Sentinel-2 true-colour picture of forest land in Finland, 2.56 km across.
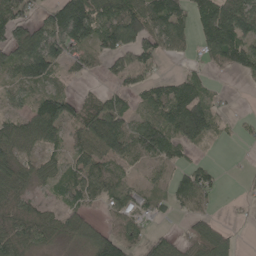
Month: May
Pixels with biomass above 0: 69%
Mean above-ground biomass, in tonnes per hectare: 69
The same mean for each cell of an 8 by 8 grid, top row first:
107 77 176 113 118 99 96 132
131 132 68 94 77 52 85 113
73 84 24 26 46 49 26 15
40 118 71 101 55 120 82 6
81 60 70 108 114 80 27 12
83 46 81 57 29 54 56 6
81 34 64 46 48 42 44 7
105 51 53 88 47 38 88 12
